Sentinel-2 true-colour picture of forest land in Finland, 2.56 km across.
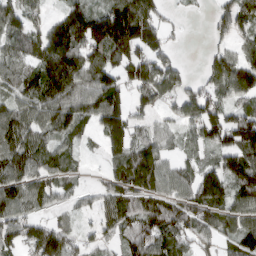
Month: March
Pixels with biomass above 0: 81%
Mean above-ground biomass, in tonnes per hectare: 98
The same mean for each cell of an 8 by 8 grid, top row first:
89 55 140 185 173 10 21 106
87 183 138 175 125 27 23 59
97 164 139 101 120 95 60 131
116 117 110 162 49 56 118 72
128 74 37 100 103 35 96 143
119 84 27 66 151 75 111 187
108 56 33 75 111 110 126 101
81 136 43 41 131 104 57 91
